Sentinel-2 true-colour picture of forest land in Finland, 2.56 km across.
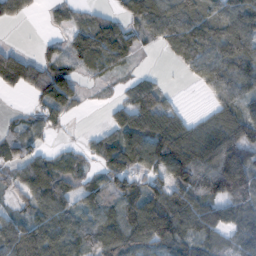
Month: November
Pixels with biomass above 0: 75%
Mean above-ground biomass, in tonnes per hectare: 66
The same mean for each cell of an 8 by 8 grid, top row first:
33 11 21 38 84 99 83 107
18 22 52 84 24 63 83 95
72 98 34 17 34 2 59 81
9 47 13 30 99 36 26 69
56 19 15 67 105 133 88 107
35 90 50 77 68 68 67 158
27 81 52 77 129 110 70 96
113 115 95 105 91 87 62 78
